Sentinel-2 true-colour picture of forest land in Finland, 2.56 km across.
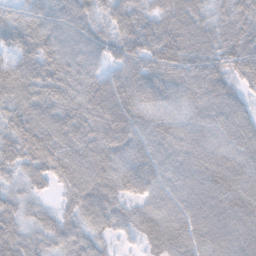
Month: November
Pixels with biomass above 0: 97%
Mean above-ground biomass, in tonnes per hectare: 67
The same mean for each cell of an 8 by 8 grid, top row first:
52 75 78 59 59 69 46 60
65 76 71 58 90 92 61 77
94 83 78 47 91 73 79 50
72 74 76 70 65 49 62 51
77 87 81 69 63 67 64 64
45 53 83 84 76 61 79 77
51 26 66 67 52 68 86 82
71 50 59 32 37 65 84 80
